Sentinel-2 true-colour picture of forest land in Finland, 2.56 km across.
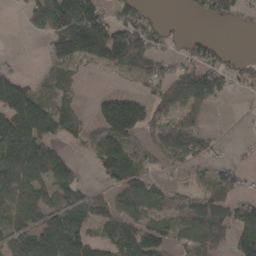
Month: April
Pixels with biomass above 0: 63%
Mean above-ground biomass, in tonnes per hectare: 73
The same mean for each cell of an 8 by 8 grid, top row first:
2 128 189 65 46 2 44 34
1 47 168 183 87 20 50 2
74 38 23 6 33 88 109 34
159 111 36 157 102 66 26 6
116 78 35 125 43 92 34 6
104 112 39 82 73 10 38 28
94 103 111 95 98 54 89 53
83 142 129 94 126 52 74 99
